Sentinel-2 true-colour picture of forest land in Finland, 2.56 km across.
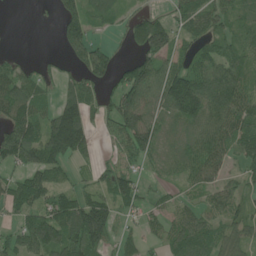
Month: June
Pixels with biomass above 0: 73%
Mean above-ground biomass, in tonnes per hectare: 72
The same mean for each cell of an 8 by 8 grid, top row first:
0 6 89 47 45 49 79 49
1 0 104 31 96 69 68 64
94 31 75 61 121 148 106 81
98 58 118 71 106 90 98 98
143 139 129 25 109 36 92 89
48 84 25 83 27 33 65 40
69 96 134 85 37 43 51 50
56 125 126 47 35 80 81 55
